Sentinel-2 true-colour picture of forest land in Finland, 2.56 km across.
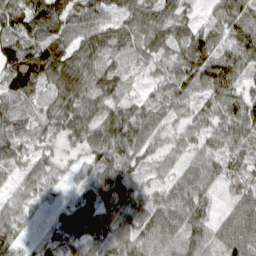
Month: March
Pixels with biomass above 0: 96%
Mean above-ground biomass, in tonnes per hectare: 71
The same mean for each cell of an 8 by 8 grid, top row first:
88 105 98 74 84 68 40 84
101 95 80 66 62 64 81 72
105 81 82 72 31 75 90 62
73 57 76 65 67 53 61 122
79 39 46 90 77 39 59 90
37 50 28 80 33 52 88 61
53 34 80 75 67 116 62 86
52 42 73 78 66 77 66 126
